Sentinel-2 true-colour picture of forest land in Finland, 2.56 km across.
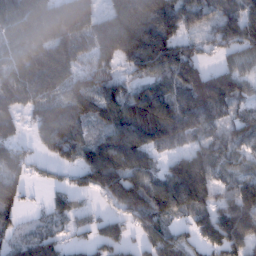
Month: January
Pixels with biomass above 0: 84%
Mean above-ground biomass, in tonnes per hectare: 114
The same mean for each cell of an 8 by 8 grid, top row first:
145 217 189 135 211 159 71 143
102 172 107 174 195 119 39 102
115 183 85 78 79 122 113 76
76 103 109 116 179 147 113 56
74 86 95 169 164 68 81 77
99 30 78 188 155 173 127 87
72 48 47 52 155 126 101 158
71 99 33 105 90 105 121 157
